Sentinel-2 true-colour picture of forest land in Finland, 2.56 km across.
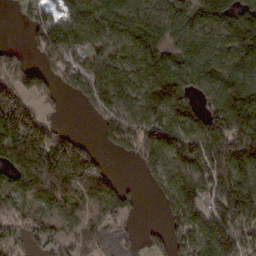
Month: February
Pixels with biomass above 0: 79%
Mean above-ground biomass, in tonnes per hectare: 109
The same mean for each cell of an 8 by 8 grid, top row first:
17 94 105 110 105 95 107 110
27 100 89 75 131 92 103 132
102 63 111 143 112 195 134 143
167 34 19 89 129 148 111 194
174 194 75 48 129 130 190 278
103 217 185 42 32 94 157 141
79 77 67 143 13 105 115 202
46 70 69 60 33 82 117 145
